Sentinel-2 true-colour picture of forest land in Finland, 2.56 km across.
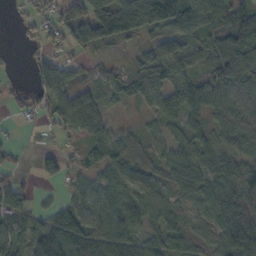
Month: October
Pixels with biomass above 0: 81%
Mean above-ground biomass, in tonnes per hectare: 58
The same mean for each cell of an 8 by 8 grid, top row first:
14 56 73 118 99 111 69 89
4 41 63 29 31 48 65 126
7 64 37 44 64 66 61 83
23 65 88 17 26 60 53 58
17 12 32 71 32 46 50 54
32 44 41 56 35 52 59 80
69 36 73 58 67 38 59 98
91 113 132 80 50 41 40 110
